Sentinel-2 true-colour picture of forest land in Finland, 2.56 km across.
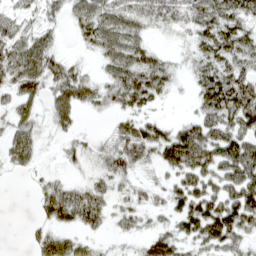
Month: April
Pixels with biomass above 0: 76%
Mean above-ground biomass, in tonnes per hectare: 48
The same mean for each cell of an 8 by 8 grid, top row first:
34 26 42 55 46 42 67 60
57 46 13 61 41 10 60 65
55 59 49 55 64 20 65 72
43 28 29 35 30 2 55 87
66 9 23 47 78 112 98 92
11 17 8 50 16 50 75 109
0 60 75 27 30 47 90 105
0 62 38 11 23 45 66 48
